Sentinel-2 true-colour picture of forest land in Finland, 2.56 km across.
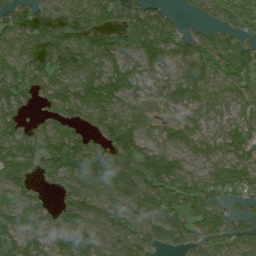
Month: July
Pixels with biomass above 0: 88%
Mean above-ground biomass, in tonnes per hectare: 116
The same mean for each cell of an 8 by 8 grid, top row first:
86 138 144 113 150 35 60 93
104 147 133 105 149 115 96 112
140 125 137 122 65 111 112 104
96 72 134 147 70 71 86 95
143 125 129 150 126 89 84 126
120 95 160 171 191 165 115 130
122 65 146 119 141 131 145 56
100 107 155 100 103 100 112 112
